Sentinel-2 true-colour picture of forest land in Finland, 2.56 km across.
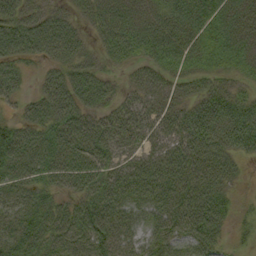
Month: September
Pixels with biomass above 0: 86%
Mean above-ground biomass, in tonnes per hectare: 51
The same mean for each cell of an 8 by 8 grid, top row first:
72 59 24 44 37 52 59 43
69 56 41 52 53 61 52 44
41 40 63 27 42 32 35 23
16 66 66 47 53 48 81 59
80 65 73 54 40 61 79 60
58 46 65 51 60 63 63 16
54 45 51 56 46 59 79 12
53 50 57 60 36 47 52 9
